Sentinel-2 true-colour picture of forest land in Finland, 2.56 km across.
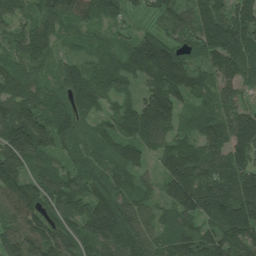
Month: July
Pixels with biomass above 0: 96%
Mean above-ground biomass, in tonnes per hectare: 143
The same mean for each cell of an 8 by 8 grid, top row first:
83 140 120 85 53 103 166 169
92 108 61 72 193 130 160 217
131 74 169 109 125 221 114 161
173 123 127 83 169 126 117 128
240 137 94 107 104 110 140 146
172 191 117 130 75 191 176 181
175 166 165 222 131 167 191 228
182 180 158 178 146 126 127 171
